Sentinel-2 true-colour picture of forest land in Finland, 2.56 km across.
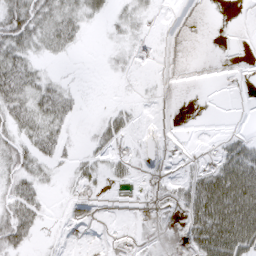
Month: March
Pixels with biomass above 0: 43%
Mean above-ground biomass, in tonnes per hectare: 23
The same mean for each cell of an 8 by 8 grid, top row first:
56 43 32 16 16 0 0 0
44 26 10 6 14 0 0 0
57 18 2 2 2 0 0 0
43 45 10 16 2 0 0 0
32 40 6 26 4 1 3 36
33 12 22 20 8 11 14 64
43 10 5 1 11 27 107 116
45 3 0 7 11 98 100 97
